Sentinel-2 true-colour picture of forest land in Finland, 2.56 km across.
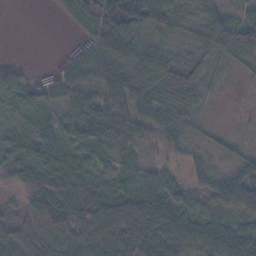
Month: November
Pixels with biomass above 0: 85%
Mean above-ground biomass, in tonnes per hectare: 41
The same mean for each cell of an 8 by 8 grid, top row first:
0 2 30 71 65 40 45 23
0 0 14 72 40 25 37 55
42 20 39 65 49 37 21 7
22 24 32 65 51 49 8 3
38 50 50 49 32 40 16 17
34 52 39 37 33 19 46 44
27 64 69 83 79 50 23 53
49 53 57 68 88 72 58 56
